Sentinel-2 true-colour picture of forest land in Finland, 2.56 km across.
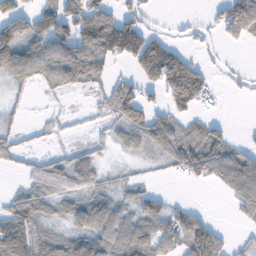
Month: February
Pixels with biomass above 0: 61%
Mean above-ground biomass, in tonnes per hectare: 58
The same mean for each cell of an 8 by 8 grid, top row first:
94 64 126 108 35 5 18 158
126 88 102 128 133 50 17 16
56 53 65 39 55 154 47 11
15 7 5 56 84 59 17 0
34 12 16 28 56 86 108 32
11 65 65 10 8 21 61 105
72 46 62 60 61 33 7 47
119 56 65 74 98 60 145 9
